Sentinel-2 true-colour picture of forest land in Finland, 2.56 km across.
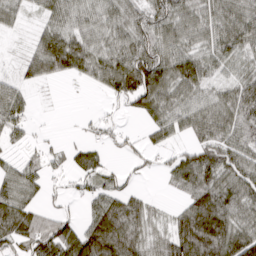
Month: March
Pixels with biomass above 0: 78%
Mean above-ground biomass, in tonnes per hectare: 63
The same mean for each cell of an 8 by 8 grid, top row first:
38 44 48 57 63 79 51 46
8 89 74 64 86 65 47 43
30 41 28 87 155 90 51 58
57 1 3 9 61 68 69 93
20 14 26 24 26 33 78 64
47 29 45 34 10 65 95 73
87 34 17 92 59 34 168 80
84 116 104 163 70 112 194 104
